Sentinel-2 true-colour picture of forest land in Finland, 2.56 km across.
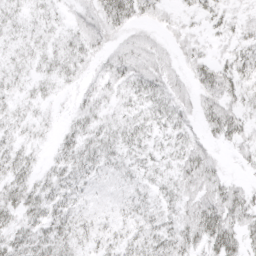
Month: April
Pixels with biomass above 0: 85%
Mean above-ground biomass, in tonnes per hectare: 21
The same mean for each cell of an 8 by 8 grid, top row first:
8 8 14 45 24 13 22 12
10 13 24 18 22 16 11 24
13 16 15 29 33 21 35 34
14 8 21 16 21 26 28 22
18 9 29 21 17 18 16 20
24 19 24 15 13 20 29 6
27 29 19 13 18 19 36 33
27 30 21 18 23 28 33 26
